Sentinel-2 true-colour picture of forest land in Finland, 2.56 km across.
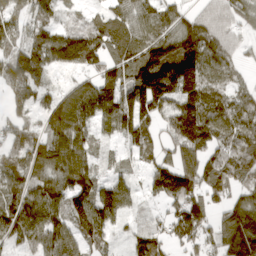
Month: March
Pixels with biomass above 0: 85%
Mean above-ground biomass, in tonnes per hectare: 98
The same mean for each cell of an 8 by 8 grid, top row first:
85 68 26 71 90 87 57 88
88 130 161 92 129 150 127 50
126 62 39 99 185 201 116 47
63 86 93 87 142 135 132 112
81 103 95 34 78 116 117 113
108 105 124 46 54 179 115 86
119 110 105 106 25 86 94 109
81 97 76 37 88 98 77 184
